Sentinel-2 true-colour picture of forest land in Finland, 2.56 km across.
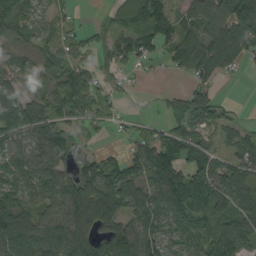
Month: September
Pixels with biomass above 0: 78%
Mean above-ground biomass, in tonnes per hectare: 76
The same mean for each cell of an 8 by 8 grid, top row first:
91 52 11 37 118 76 107 128
45 49 45 62 65 94 129 89
68 59 76 23 4 12 66 7
138 83 64 20 5 49 86 13
76 127 40 9 71 96 45 61
112 109 94 98 103 92 79 84
122 74 143 139 103 89 91 64
125 104 110 113 103 53 81 78
